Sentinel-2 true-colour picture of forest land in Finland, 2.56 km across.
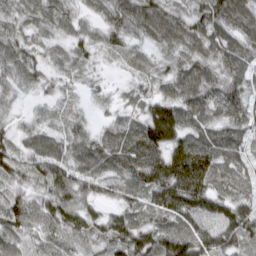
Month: March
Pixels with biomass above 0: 96%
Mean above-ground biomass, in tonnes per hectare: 66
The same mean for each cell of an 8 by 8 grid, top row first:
59 65 45 67 83 51 70 70
65 40 55 47 37 60 59 61
54 44 35 14 41 74 68 57
26 25 26 28 61 93 63 62
52 64 67 79 108 102 81 57
62 81 75 73 89 143 106 52
83 79 78 44 63 105 92 73
63 61 58 77 77 88 95 69
